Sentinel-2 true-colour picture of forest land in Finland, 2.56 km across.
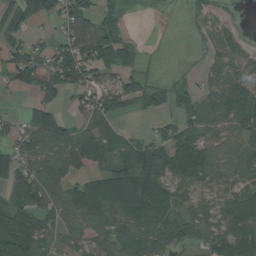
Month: August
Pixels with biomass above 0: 72%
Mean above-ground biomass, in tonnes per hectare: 63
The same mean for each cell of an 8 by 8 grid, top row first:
67 50 92 53 6 3 41 9
58 45 101 104 16 1 30 35
43 79 80 59 37 23 36 63
10 74 35 63 35 55 62 79
51 97 96 57 57 85 63 70
76 81 61 118 148 72 58 57
110 63 94 71 143 73 54 74
97 41 56 73 91 64 55 91
